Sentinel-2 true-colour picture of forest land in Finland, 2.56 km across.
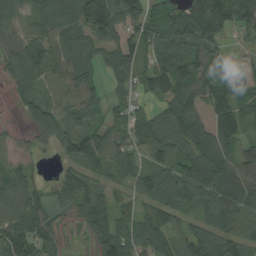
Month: August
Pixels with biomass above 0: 86%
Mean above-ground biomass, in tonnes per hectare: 87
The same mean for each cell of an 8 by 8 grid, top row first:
67 88 130 150 100 94 139 103
66 102 75 97 86 127 89 27
65 75 102 56 79 148 102 106
22 96 103 46 44 108 82 92
35 50 129 84 74 100 99 67
85 14 112 61 63 107 137 95
108 52 80 84 49 99 80 122
111 63 18 137 92 89 104 91
